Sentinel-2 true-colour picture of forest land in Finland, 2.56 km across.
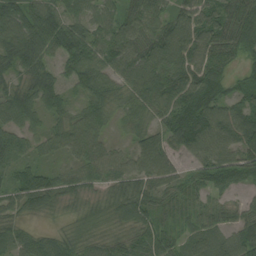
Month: August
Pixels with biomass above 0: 90%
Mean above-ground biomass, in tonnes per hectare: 57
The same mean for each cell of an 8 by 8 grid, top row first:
78 72 53 47 68 50 65 65
75 70 73 70 71 82 79 59
32 57 63 51 80 77 78 33
68 47 38 37 51 88 85 66
61 37 71 28 54 55 68 73
51 49 47 48 62 43 65 72
43 45 29 50 59 36 45 36
49 35 44 39 53 41 52 66
